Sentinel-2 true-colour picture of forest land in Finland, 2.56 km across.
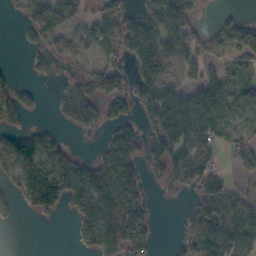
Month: October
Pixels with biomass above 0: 58%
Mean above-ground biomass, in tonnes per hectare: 68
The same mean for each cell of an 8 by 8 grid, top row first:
22 127 59 82 108 146 8 29
4 65 62 59 103 106 60 72
27 16 42 105 81 41 66 48
68 6 99 54 69 106 94 51
95 66 7 85 62 100 67 63
60 109 122 130 50 70 98 23
18 73 88 140 72 3 110 82
0 0 44 130 78 25 98 87
